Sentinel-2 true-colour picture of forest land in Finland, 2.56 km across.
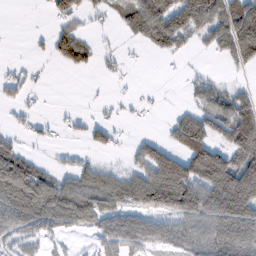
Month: February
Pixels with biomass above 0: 53%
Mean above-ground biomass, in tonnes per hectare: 63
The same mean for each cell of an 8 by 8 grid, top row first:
0 25 53 28 142 139 102 103
0 36 91 5 33 57 36 124
24 3 0 12 0 3 30 8
21 4 9 10 9 19 54 104
37 12 11 40 38 63 99 107
141 64 63 56 84 173 178 175
88 82 78 78 92 152 148 189
54 40 10 63 71 74 72 91
